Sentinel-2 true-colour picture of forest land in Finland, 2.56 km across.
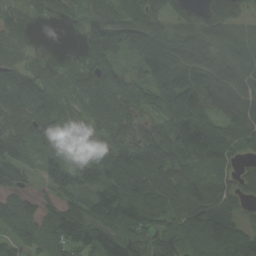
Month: September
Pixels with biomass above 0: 94%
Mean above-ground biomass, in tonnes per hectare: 88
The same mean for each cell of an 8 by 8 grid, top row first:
64 75 64 103 96 53 92 60
79 61 75 100 102 96 106 64
90 71 92 107 86 95 94 85
101 88 61 118 67 87 65 82
95 68 69 84 90 104 92 60
77 79 74 107 126 97 85 47
78 50 86 136 158 94 109 38
66 76 99 109 98 126 145 108
